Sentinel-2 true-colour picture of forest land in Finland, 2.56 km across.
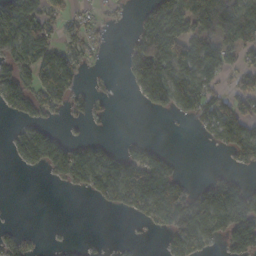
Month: October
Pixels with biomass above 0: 52%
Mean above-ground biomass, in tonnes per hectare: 60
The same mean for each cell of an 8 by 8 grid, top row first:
116 65 27 19 43 119 129 130
100 80 57 11 115 137 102 87
86 96 38 4 126 95 82 52
41 48 24 9 15 50 72 85
57 116 45 21 29 0 12 95
2 25 90 92 125 58 20 27
1 0 0 32 72 112 131 127
33 3 3 3 3 58 57 131
